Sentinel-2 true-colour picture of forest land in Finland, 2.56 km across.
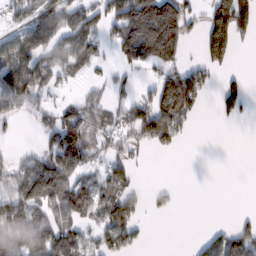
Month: February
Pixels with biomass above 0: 52%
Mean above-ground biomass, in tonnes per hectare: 65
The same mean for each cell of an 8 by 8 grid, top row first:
47 84 45 88 212 151 87 155
110 68 86 41 195 91 117 24
125 57 20 34 19 105 50 27
45 34 81 51 79 144 4 48
7 55 114 36 46 42 0 0
67 166 60 67 3 0 0 0
109 98 94 102 29 15 0 2
100 102 69 79 14 0 46 99
